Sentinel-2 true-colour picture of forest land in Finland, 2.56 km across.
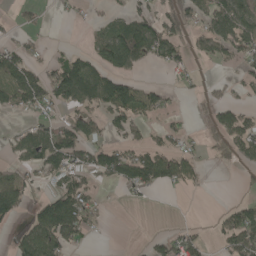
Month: May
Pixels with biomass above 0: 46%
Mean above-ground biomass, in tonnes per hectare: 50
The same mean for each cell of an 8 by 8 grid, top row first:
20 7 15 25 47 62 64 96
50 20 12 114 105 61 63 81
73 80 112 74 13 17 17 34
27 36 56 79 51 20 25 51
44 89 94 51 46 40 25 79
43 43 54 79 109 79 9 8
64 85 94 5 5 0 1 69
48 99 34 2 9 61 20 126
